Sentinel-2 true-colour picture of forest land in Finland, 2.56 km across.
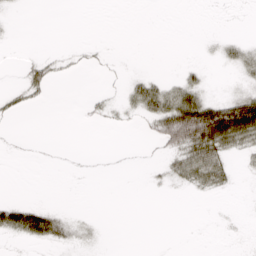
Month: April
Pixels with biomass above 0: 21%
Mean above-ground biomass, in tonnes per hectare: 12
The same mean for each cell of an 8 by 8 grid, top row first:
1 0 0 0 0 0 0 0
0 1 2 1 0 0 2 14
2 22 1 1 19 12 5 8
10 0 2 6 26 77 89 118
1 0 0 0 2 42 80 36
0 0 0 0 1 23 47 3
38 20 1 0 0 0 0 0
9 29 6 0 0 0 0 1
